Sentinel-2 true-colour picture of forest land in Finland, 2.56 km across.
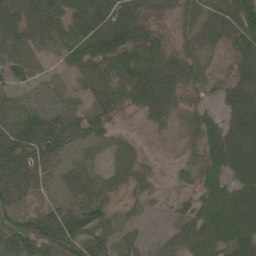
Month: May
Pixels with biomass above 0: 79%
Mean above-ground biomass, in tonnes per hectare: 46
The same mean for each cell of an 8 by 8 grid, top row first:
49 70 53 82 39 18 50 80
55 31 65 97 76 27 28 50
34 20 16 51 81 58 26 35
33 41 36 34 29 28 25 65
63 66 32 36 8 7 61 75
60 35 44 29 16 12 52 61
43 34 81 26 5 10 60 92
70 89 73 34 19 29 52 82
